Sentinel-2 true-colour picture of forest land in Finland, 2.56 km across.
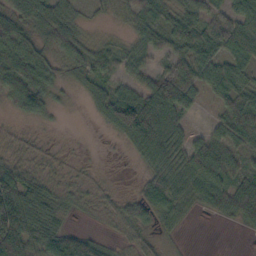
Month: October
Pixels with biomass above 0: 78%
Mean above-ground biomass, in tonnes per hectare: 45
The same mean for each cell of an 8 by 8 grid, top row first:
59 60 16 9 40 32 41 60
63 43 44 25 38 37 56 65
69 52 38 42 43 95 53 53
35 36 2 86 146 76 11 84
17 8 1 5 82 51 55 65
60 15 8 4 23 59 74 51
115 41 11 18 55 43 31 69
112 90 67 8 26 6 0 1
